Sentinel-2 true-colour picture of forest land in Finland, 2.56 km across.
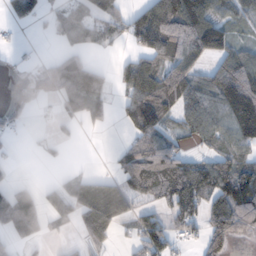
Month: November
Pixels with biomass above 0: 59%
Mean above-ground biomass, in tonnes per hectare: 72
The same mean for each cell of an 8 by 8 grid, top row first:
57 36 47 54 101 154 135 57
15 5 55 20 71 107 135 61
7 62 146 39 128 160 87 195
34 11 96 40 155 85 97 183
11 20 11 6 89 57 43 90
12 4 35 44 105 112 105 114
136 71 83 129 36 67 87 122
57 30 33 37 73 51 87 31
